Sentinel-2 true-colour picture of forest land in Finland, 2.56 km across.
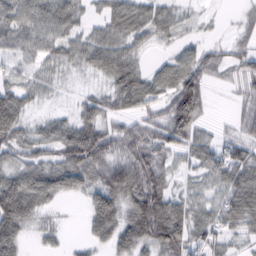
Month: February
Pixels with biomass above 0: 84%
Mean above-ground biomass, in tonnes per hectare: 54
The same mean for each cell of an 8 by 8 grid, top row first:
71 74 37 65 61 34 7 15
57 55 60 73 25 23 29 28
31 36 10 63 54 78 43 40
69 14 39 45 43 109 21 24
62 53 116 68 64 65 48 55
57 71 72 87 82 29 48 63
107 33 9 83 117 68 54 83
69 22 11 55 80 91 51 26
